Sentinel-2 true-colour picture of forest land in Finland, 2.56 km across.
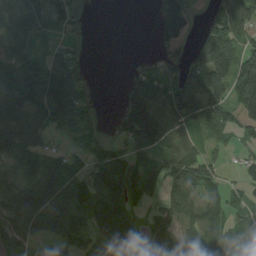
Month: August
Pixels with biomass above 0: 73%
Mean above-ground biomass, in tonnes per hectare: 87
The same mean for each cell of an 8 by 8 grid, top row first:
64 42 13 0 0 83 25 93
75 32 17 0 0 39 131 93
147 164 73 0 70 68 127 140
145 143 82 13 170 115 131 81
139 56 24 33 100 99 52 35
57 168 58 142 111 121 91 26
211 254 108 147 44 152 117 56
135 96 84 117 58 91 113 92
